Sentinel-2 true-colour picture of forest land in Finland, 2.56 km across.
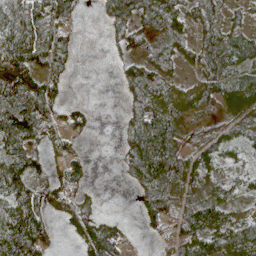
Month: May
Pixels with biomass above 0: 72%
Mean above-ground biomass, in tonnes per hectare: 60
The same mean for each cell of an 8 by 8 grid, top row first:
143 98 24 65 65 69 63 29
138 102 16 24 64 58 73 64
100 53 0 4 85 49 74 62
127 93 38 0 79 60 32 69
108 36 19 3 115 60 57 42
124 48 52 1 72 63 54 31
100 59 53 0 48 47 55 32
116 52 47 81 8 65 67 92
